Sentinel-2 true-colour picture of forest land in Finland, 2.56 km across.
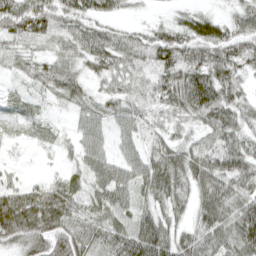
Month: April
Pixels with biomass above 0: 90%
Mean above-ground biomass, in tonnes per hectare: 54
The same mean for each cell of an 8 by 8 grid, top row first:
80 77 67 33 9 23 32 43
33 30 53 71 75 88 76 61
21 55 41 40 40 79 88 48
33 17 32 39 42 58 81 48
16 20 34 27 38 46 37 54
18 20 40 65 67 75 75 76
87 87 50 68 44 44 69 90
54 80 67 67 100 57 67 80
